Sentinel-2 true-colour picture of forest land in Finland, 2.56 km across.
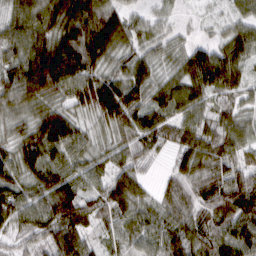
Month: March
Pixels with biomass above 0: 93%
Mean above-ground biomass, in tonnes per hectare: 72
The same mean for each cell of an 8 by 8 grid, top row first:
71 106 131 104 33 20 13 48
81 126 145 102 40 31 58 74
96 143 114 80 72 60 108 66
58 74 51 112 83 71 58 55
62 102 68 47 63 61 73 63
69 81 67 67 28 46 65 65
96 91 98 62 55 57 65 98
36 66 83 35 54 78 60 81
